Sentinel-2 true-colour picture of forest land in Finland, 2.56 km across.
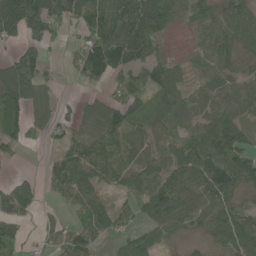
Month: June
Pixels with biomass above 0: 77%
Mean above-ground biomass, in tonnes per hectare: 60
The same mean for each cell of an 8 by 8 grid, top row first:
139 80 51 108 142 55 71 90
36 20 52 112 77 3 62 73
135 25 23 34 48 57 34 41
86 35 45 75 36 51 43 60
40 19 64 73 44 50 79 82
21 36 76 46 52 87 96 98
64 5 61 52 68 87 69 56
49 17 65 34 84 35 41 86
